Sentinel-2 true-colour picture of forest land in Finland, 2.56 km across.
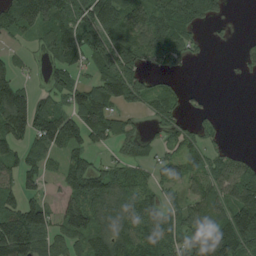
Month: August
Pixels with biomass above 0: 68%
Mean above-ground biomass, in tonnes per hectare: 70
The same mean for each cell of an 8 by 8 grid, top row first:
95 111 83 111 98 103 68 0
15 68 119 106 93 104 10 9
64 38 35 116 51 20 0 5
162 86 118 75 40 60 16 0
73 84 64 42 34 55 47 2
74 34 106 70 33 50 77 85
89 74 104 109 70 42 82 145
161 64 64 104 82 52 110 137
